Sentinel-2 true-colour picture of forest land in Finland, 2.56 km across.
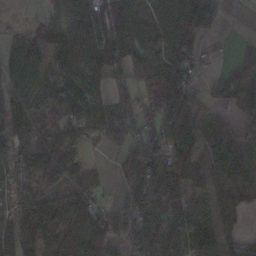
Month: November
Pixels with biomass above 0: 81%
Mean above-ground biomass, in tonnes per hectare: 97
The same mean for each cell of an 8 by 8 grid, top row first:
6 48 123 138 89 162 144 0
83 92 129 99 95 114 18 29
99 73 90 52 101 144 28 92
133 78 109 91 71 144 53 41
86 138 81 50 105 123 91 77
109 158 88 18 110 151 97 99
115 182 203 40 138 121 97 98
119 94 187 76 135 89 134 61
